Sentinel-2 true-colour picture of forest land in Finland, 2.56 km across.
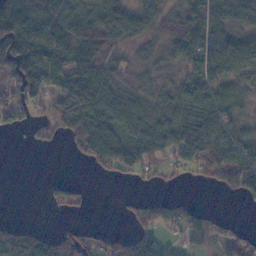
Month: November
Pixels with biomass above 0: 68%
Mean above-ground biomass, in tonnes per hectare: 56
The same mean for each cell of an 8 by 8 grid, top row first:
115 96 100 100 23 53 89 60
137 110 137 46 29 73 88 81
86 92 112 63 32 30 71 39
59 37 115 80 59 54 80 35
1 10 65 79 63 72 98 84
0 11 3 22 24 10 55 104
0 17 24 1 33 18 11 3
77 54 54 47 52 18 32 65
